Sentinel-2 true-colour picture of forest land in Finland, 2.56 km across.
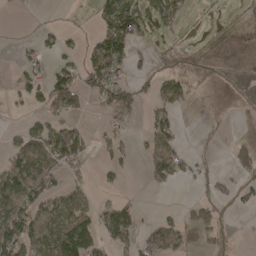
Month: April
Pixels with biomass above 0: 37%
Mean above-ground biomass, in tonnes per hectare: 37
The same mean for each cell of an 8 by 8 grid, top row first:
3 2 5 109 78 42 4 16
10 27 29 124 16 36 13 1
22 55 68 87 27 50 13 0
5 41 24 43 19 35 2 0
35 72 77 25 26 43 7 25
90 54 20 16 14 46 26 31
70 64 36 60 8 10 55 10
90 58 113 58 36 61 34 4
